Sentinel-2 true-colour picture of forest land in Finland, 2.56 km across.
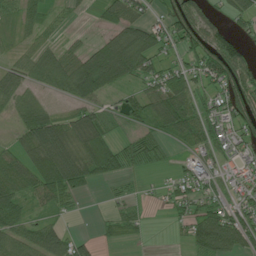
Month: July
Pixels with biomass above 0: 68%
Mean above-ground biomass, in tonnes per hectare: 55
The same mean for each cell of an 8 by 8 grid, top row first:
45 30 9 45 40 70 47 41
24 39 37 103 93 38 89 57
66 55 125 75 50 65 68 94
49 44 60 26 59 110 45 75
38 119 69 63 56 26 45 43
74 103 86 46 14 25 64 43
75 44 9 19 14 33 55 57
61 82 35 19 8 10 102 81
